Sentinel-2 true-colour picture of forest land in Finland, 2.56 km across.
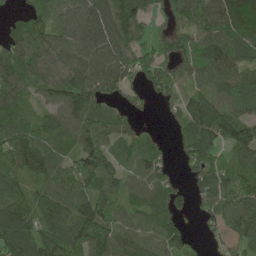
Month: May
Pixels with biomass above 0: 86%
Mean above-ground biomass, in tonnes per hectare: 100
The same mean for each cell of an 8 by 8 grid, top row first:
36 54 106 155 94 87 135 177
91 91 102 134 77 80 128 105
106 96 121 108 66 81 89 104
78 63 130 83 20 55 172 86
118 73 100 97 56 45 179 153
82 97 162 88 75 28 96 109
122 124 130 103 75 68 66 108
174 151 171 149 83 97 26 67
